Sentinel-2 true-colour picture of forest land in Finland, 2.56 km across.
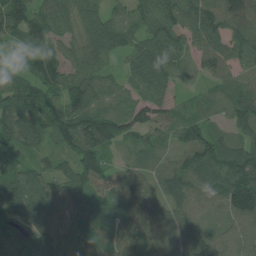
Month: July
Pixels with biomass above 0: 94%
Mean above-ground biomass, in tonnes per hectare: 87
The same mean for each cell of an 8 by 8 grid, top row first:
101 86 83 76 84 100 117 114
52 69 73 101 102 92 93 90
60 87 77 44 119 52 41 53
132 95 96 80 75 48 41 72
105 65 133 83 67 60 99 73
91 80 117 73 71 99 107 132
113 106 85 79 102 78 57 119
116 125 94 92 105 82 84 80
